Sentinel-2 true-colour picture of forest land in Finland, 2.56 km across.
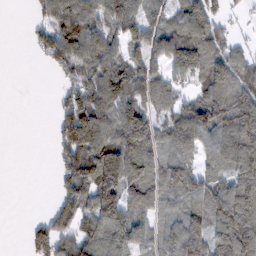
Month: February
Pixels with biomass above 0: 72%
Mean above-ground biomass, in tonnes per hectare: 82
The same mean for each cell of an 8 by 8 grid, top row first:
0 77 105 121 76 65 120 17
0 79 120 80 94 137 105 31
0 4 81 136 111 61 111 73
0 3 157 117 114 73 142 86
0 10 171 113 145 85 76 100
0 3 139 168 125 100 63 99
0 21 99 133 72 61 99 126
0 116 101 98 70 103 126 149
